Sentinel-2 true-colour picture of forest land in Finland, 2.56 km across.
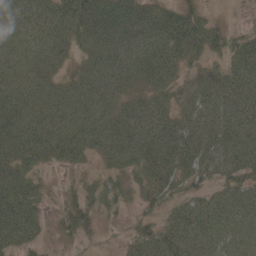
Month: May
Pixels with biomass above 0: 85%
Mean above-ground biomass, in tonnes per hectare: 43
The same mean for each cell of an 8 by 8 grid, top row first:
54 59 70 79 60 55 21 1
37 48 31 58 61 57 52 48
40 35 39 53 42 31 36 55
51 48 51 50 57 36 48 59
63 59 53 57 55 63 52 56
51 9 12 22 36 42 26 45
69 16 38 25 22 29 38 44
40 9 17 4 38 46 40 35
